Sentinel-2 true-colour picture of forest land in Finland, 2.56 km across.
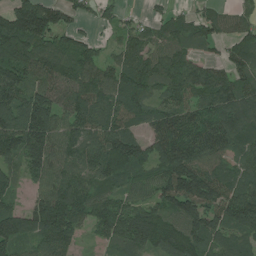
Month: July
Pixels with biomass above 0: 88%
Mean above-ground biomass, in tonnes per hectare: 102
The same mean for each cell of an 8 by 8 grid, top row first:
149 144 45 39 26 49 58 44
178 110 87 36 68 72 28 78
123 106 109 86 100 108 103 83
160 168 103 108 66 97 103 125
145 163 100 120 85 135 124 86
53 107 92 93 69 183 127 84
62 162 108 129 109 115 145 149
118 105 35 89 154 137 104 75
